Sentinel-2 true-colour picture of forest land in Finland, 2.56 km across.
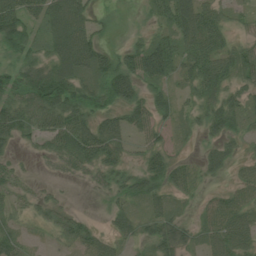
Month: July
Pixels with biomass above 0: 74%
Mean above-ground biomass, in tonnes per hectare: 40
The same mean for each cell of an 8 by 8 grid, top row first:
70 53 63 6 12 80 51 13
44 35 94 20 61 57 64 34
47 72 52 72 59 32 64 39
49 71 61 38 47 25 42 40
24 34 80 49 30 11 21 19
16 7 21 34 59 41 19 27
16 33 6 22 25 18 31 56
32 7 54 34 31 48 33 59
